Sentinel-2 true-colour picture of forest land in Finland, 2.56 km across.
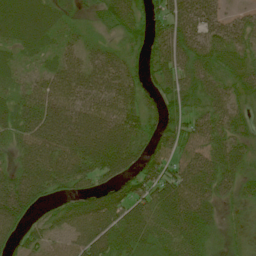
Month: July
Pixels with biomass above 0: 89%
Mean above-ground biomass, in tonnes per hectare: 61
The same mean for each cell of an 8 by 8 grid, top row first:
70 51 17 54 50 77 69 30
35 33 37 27 47 72 66 48
29 53 71 71 44 69 64 52
63 86 74 71 64 53 58 46
48 90 98 112 55 64 73 52
65 90 68 63 80 81 90 59
101 30 64 103 71 98 64 18
45 52 72 79 58 71 46 10
